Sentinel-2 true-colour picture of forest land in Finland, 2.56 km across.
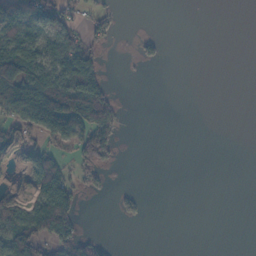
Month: November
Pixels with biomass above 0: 31%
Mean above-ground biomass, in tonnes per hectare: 25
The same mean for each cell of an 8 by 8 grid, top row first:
53 54 17 15 0 0 0 0
63 51 47 6 18 0 0 0
96 68 92 7 2 0 0 0
56 124 88 49 0 0 0 0
44 39 68 46 0 0 0 0
4 94 21 3 0 0 0 0
53 110 19 4 9 0 0 0
76 55 45 5 0 0 0 0
